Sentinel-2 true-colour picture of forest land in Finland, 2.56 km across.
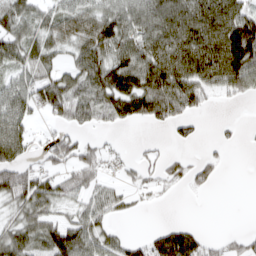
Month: March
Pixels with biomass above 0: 63%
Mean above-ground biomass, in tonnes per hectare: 53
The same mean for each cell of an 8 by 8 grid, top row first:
77 44 58 70 75 109 113 92
59 59 56 86 76 112 117 149
9 29 71 103 97 108 67 76
55 26 59 65 74 57 13 0
87 30 49 8 10 19 5 9
75 49 51 14 25 27 33 0
47 58 40 45 9 0 0 0
76 85 79 42 33 100 26 21
